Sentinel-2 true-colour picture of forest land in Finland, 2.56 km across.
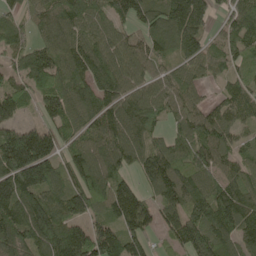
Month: May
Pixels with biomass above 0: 87%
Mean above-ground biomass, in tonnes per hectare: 117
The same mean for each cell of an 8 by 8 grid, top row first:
62 124 129 106 93 155 98 110
94 107 131 119 85 89 75 103
74 117 125 139 84 88 51 76
92 78 131 135 119 78 90 84
249 160 91 142 113 91 118 57
211 145 113 139 92 137 110 99
174 148 116 125 125 112 165 163
139 152 156 156 92 89 153 133
